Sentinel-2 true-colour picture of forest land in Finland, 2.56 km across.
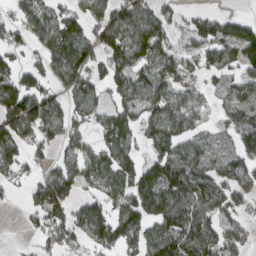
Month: March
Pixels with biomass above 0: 71%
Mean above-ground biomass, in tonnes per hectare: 83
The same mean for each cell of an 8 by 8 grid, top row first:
50 89 78 114 116 51 73 36
52 77 87 119 134 72 94 115
100 79 91 83 71 113 44 63
145 116 58 74 71 90 32 82
107 75 65 86 55 107 51 83
44 78 75 86 98 133 99 86
5 137 82 81 104 137 99 54
4 70 49 91 93 131 111 87
